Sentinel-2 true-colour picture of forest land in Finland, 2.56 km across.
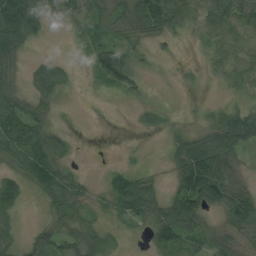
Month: August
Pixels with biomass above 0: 67%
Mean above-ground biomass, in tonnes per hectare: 40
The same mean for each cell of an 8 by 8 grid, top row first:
119 43 34 43 109 56 53 52
52 1 17 64 19 10 29 38
21 61 5 66 22 2 9 33
63 23 1 1 14 3 12 65
61 58 1 0 0 30 56 79
32 74 15 31 24 47 136 28
35 21 28 23 63 81 81 112
23 47 44 21 10 104 38 26
